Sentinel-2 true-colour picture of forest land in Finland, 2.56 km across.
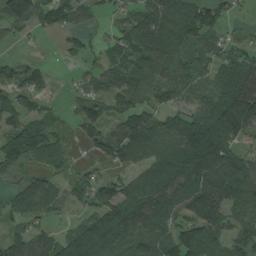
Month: August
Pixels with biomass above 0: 78%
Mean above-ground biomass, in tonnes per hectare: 80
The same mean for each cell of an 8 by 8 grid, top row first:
123 77 48 26 79 115 97 13
14 3 48 50 110 87 50 43
64 37 28 68 116 57 41 139
78 44 50 71 81 60 91 190
119 97 30 93 125 117 209 66
35 49 31 44 84 150 143 115
56 53 28 121 127 94 128 67
64 75 126 132 87 100 106 64
